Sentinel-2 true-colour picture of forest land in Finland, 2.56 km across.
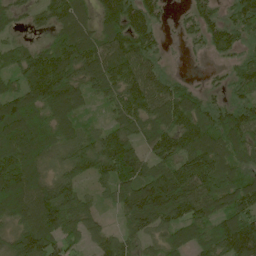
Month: June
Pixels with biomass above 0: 89%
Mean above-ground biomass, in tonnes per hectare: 102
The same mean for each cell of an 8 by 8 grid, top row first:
54 78 95 115 136 20 85 97
57 72 152 123 122 7 61 80
70 187 105 128 128 52 21 82
139 89 67 61 117 153 96 107
110 76 84 128 69 132 119 97
143 63 72 119 127 149 152 92
130 162 110 35 223 173 117 134
94 124 54 77 77 75 87 198
